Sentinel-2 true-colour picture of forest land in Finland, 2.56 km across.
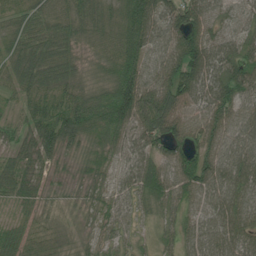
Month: June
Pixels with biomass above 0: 95%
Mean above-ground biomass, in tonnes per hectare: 61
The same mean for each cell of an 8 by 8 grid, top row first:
40 54 60 56 97 77 71 35
51 77 34 46 78 86 97 63
53 70 40 53 86 90 95 85
29 71 93 100 93 87 73 62
50 71 35 57 65 71 70 70
65 20 12 28 79 81 95 93
29 18 17 42 38 51 73 94
55 34 13 35 20 45 77 83
